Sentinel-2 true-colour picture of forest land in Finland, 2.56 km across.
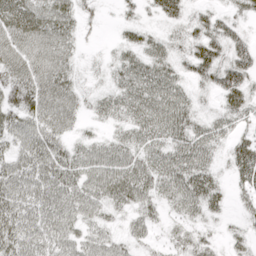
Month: April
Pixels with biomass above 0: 84%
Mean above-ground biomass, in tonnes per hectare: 40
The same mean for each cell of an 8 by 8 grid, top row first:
58 52 30 5 15 29 24 22
57 56 18 12 36 22 47 43
52 59 19 24 57 40 40 56
48 62 29 40 59 58 19 40
42 53 27 36 47 49 48 33
53 61 52 62 51 57 41 36
60 66 53 32 34 31 36 15
58 61 45 35 22 21 22 20
